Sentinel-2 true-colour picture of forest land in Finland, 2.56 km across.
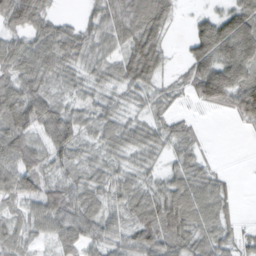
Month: February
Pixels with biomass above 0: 85%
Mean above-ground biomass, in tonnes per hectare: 47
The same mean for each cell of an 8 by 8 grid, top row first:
57 37 15 50 77 25 34 77
48 56 48 37 83 6 91 91
51 45 35 38 60 19 101 75
71 74 40 38 31 22 12 58
69 57 52 47 49 39 8 0
72 41 39 44 33 44 36 3
28 61 64 42 65 84 61 12
36 27 44 53 68 64 53 31
